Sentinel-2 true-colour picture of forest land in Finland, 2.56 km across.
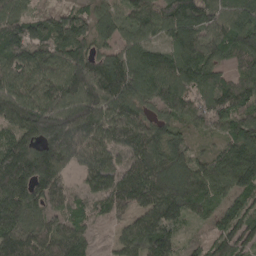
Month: April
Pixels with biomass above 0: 93%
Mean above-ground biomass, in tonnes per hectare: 109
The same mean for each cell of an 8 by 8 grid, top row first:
99 71 64 70 104 123 123 152
117 107 94 63 96 101 114 119
107 121 148 146 150 136 103 70
134 172 159 133 85 97 112 112
105 149 137 112 139 86 26 129
175 147 52 117 139 159 124 155
135 79 57 83 101 120 59 77
122 104 90 33 125 69 57 91
